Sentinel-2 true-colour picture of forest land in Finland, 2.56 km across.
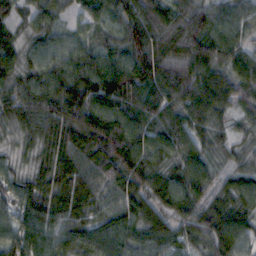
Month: October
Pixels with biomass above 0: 98%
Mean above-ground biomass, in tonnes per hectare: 70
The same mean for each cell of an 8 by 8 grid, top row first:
41 51 36 60 87 84 77 73
56 52 53 48 93 84 88 66
57 62 80 93 101 107 79 70
67 74 101 85 93 70 72 40
27 49 91 106 78 73 45 33
44 53 90 82 81 62 57 57
55 72 83 61 77 67 69 76
78 78 77 91 74 67 70 81
